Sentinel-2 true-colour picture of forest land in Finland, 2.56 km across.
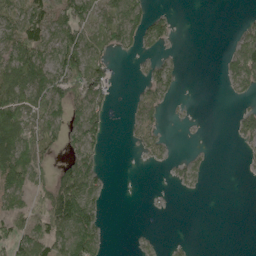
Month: May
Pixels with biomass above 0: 46%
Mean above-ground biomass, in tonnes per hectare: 41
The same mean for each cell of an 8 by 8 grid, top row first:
65 81 68 64 59 13 0 5
93 73 85 47 35 6 0 69
116 89 96 40 31 27 0 72
100 86 70 23 37 3 0 22
107 50 64 4 35 5 2 16
96 43 96 4 0 15 11 1
53 88 97 2 1 0 0 0
75 94 84 5 9 5 0 0
